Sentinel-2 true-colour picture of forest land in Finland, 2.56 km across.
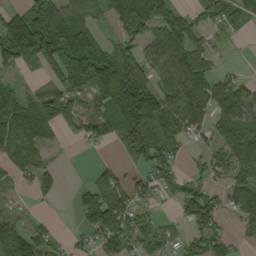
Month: September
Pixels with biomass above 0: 71%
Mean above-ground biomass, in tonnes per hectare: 91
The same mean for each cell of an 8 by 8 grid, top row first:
92 211 101 78 154 101 73 76
178 196 243 82 81 139 66 3
27 54 145 204 121 138 108 45
124 126 56 136 226 125 110 138
117 64 16 41 143 73 48 149
43 46 1 57 54 71 46 88
16 4 67 118 38 29 123 86
104 45 25 99 81 39 83 28
